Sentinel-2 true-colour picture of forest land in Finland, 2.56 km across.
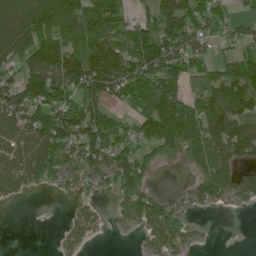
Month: June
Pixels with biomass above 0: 71%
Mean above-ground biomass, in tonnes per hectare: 90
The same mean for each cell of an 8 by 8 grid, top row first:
106 137 146 113 47 122 98 29
140 145 139 123 163 137 57 54
85 175 152 156 129 93 91 141
127 124 124 61 86 137 143 85
108 158 118 100 77 114 137 114
132 94 87 101 90 1 112 94
8 0 31 25 121 49 39 24
0 0 46 4 34 84 7 0
